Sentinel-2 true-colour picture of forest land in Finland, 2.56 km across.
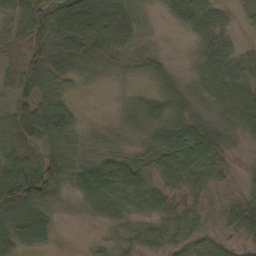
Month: October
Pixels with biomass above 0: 85%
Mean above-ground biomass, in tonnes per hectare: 48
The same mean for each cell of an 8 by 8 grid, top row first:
58 89 129 82 23 38 53 9
58 107 107 66 20 0 43 18
62 96 33 12 18 27 53 54
65 105 16 7 50 49 29 57
75 60 35 18 31 71 79 10
116 81 64 79 42 48 34 9
129 52 17 47 32 27 17 52
56 29 1 17 34 29 31 27
